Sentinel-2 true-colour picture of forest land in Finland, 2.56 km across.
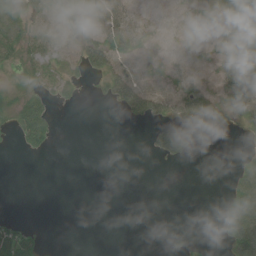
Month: June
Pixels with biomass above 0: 34%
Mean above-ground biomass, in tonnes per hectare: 20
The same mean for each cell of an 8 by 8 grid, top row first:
47 33 27 51 7 4 13 47
37 32 32 44 15 5 8 56
8 27 16 34 6 10 11 63
33 31 1 3 41 39 84 37
12 20 0 0 4 51 20 3
0 0 0 0 0 0 0 34
0 0 0 0 0 0 0 72
61 5 0 0 0 6 3 68
